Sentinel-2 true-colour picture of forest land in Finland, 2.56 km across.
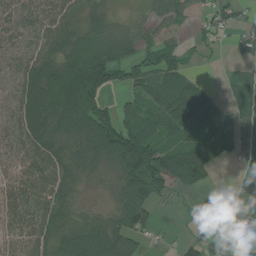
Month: July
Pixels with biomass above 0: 76%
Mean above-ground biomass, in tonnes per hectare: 79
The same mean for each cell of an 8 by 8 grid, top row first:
57 81 76 41 31 63 47 47
59 84 108 105 68 56 30 54
72 118 177 105 89 104 12 39
76 119 178 82 100 135 90 47
66 102 97 184 168 95 98 64
52 90 73 63 180 166 65 16
74 92 41 48 110 1 45 12
44 86 119 116 44 14 54 0
